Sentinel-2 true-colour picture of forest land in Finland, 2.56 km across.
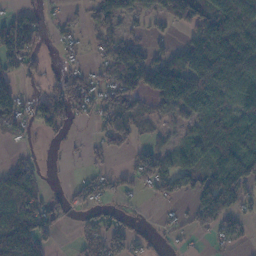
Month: November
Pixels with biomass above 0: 61%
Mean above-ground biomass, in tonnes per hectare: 69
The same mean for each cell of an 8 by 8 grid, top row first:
60 24 25 78 37 102 60 155
122 16 22 91 65 49 127 156
50 24 63 61 111 65 174 155
87 96 50 73 35 46 113 107
15 6 10 34 35 38 112 128
102 6 15 32 65 112 122 153
86 64 33 20 5 14 157 71
172 53 48 86 30 13 16 35
